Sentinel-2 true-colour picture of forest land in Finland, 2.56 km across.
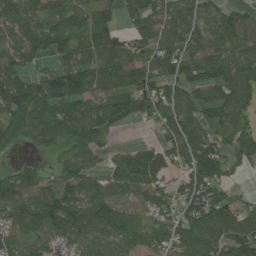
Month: July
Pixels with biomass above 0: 84%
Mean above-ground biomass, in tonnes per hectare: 105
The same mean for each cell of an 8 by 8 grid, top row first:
112 113 106 72 111 114 85 69
95 84 90 101 82 119 107 91
110 120 154 117 113 114 109 125
148 117 107 123 96 138 93 134
67 87 135 36 41 130 142 113
96 52 114 95 143 70 144 23
115 126 124 93 67 88 180 109
93 86 85 65 80 107 139 179
